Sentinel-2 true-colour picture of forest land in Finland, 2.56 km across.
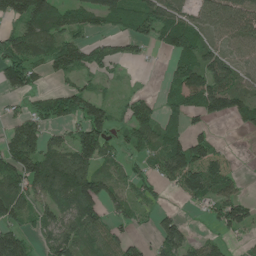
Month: June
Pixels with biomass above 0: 67%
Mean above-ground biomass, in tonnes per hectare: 73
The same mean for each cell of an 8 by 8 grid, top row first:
105 131 78 99 94 81 58 92
97 92 71 35 31 78 61 52
92 28 35 17 2 80 130 62
25 70 83 54 55 60 102 82
113 76 121 46 61 89 84 1
108 137 147 57 50 121 152 38
98 72 127 51 36 17 43 94
109 66 80 67 26 108 37 15
